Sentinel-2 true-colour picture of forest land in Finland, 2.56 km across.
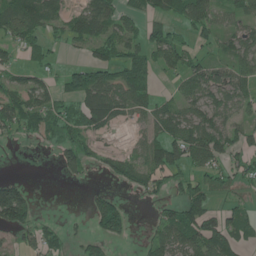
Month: June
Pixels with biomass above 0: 60%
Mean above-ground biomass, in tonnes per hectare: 50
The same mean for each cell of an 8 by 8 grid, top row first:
88 66 67 77 46 52 63 46
40 32 27 65 61 69 23 58
36 33 73 61 76 34 72 60
78 62 70 77 46 54 60 41
10 18 47 8 45 90 91 47
10 0 21 35 58 61 65 45
129 1 1 64 6 59 73 40
21 47 22 31 15 66 99 58
